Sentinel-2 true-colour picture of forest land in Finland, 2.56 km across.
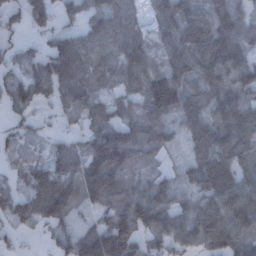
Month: December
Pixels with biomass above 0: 85%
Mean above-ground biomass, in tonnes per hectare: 111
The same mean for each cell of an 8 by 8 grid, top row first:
58 94 65 130 55 146 116 93
42 75 103 88 93 145 150 115
84 185 115 72 145 148 134 128
63 27 93 91 119 143 125 143
54 56 75 199 174 43 171 164
46 125 158 165 84 62 194 125
100 131 72 98 171 104 111 161
27 33 135 227 102 98 120 118
